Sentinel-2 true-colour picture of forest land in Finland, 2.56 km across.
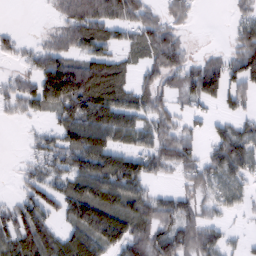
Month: February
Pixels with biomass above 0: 71%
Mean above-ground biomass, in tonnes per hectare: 65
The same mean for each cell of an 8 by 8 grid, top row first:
0 8 123 93 65 40 0 30
28 54 73 53 63 75 8 78
36 132 151 108 43 42 135 67
29 52 115 116 69 42 18 39
1 45 112 88 57 93 37 89
13 57 88 120 81 28 64 51
56 60 113 103 82 69 41 27
77 86 87 95 95 96 82 14
